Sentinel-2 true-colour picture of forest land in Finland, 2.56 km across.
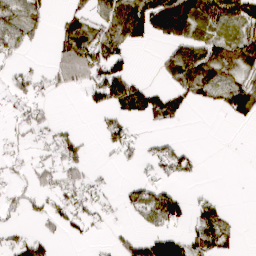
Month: March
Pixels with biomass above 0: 45%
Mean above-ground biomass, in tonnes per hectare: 37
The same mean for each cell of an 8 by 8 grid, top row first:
70 20 37 63 99 101 64 74
44 9 98 61 16 44 58 68
31 24 47 107 14 48 50 41
19 13 5 50 84 48 5 76
19 25 33 31 16 22 0 0
16 33 29 3 15 29 0 0
23 29 39 11 62 68 40 1
30 23 10 12 55 53 63 14
